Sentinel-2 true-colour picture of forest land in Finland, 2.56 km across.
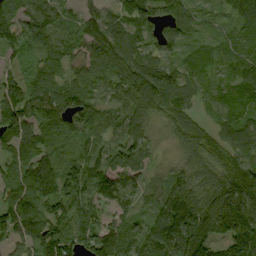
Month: September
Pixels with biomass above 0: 94%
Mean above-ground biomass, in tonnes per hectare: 89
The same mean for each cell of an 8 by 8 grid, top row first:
84 90 58 58 116 92 31 84
53 74 65 124 83 62 45 69
45 79 70 85 121 98 50 68
116 117 107 54 91 93 31 80
92 77 59 51 78 59 87 82
114 128 113 99 66 79 95 135
108 100 93 73 38 159 143 175
70 130 91 97 91 158 118 144
